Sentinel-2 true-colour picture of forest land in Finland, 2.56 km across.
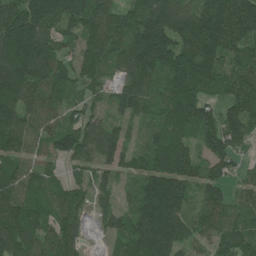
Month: June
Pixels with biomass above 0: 92%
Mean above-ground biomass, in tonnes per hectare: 120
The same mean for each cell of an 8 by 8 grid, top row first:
158 160 135 102 129 144 186 190
257 154 85 116 195 175 201 129
187 156 90 54 116 182 163 116
172 96 66 58 94 180 102 124
109 77 119 99 54 133 82 70
122 71 47 62 132 172 91 41
140 113 90 59 152 142 106 80
155 107 62 48 190 122 72 114
